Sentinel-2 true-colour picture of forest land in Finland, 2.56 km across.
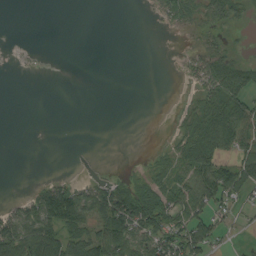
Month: August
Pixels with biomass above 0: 40%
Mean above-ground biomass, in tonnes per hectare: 28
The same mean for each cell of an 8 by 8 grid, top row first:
0 0 0 0 0 27 35 19
1 0 0 0 0 1 28 4
0 0 0 0 0 1 61 68
0 0 0 0 0 5 69 76
0 0 0 0 0 25 76 70
0 6 5 12 16 45 69 63
25 84 75 109 86 65 50 18
84 93 60 100 59 62 56 6
